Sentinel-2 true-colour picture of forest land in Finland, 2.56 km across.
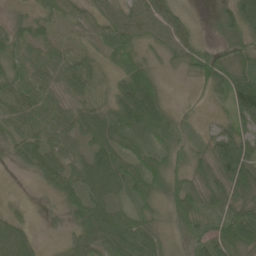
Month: June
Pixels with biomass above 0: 89%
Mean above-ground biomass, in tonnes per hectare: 50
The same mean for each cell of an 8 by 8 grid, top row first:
19 39 33 50 68 40 4 80
40 42 24 50 29 57 26 40
46 27 49 28 87 7 59 86
44 42 34 68 137 26 8 92
41 56 39 71 56 44 39 80
6 58 62 92 88 51 54 95
9 12 66 61 41 49 47 64
57 5 44 77 111 16 64 96
